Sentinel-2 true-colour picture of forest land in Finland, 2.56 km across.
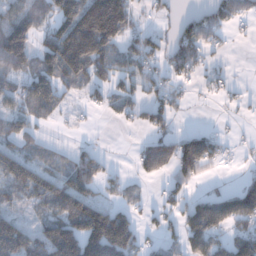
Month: December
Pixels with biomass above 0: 59%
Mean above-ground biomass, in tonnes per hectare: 71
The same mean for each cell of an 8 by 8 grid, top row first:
87 61 178 233 19 25 45 44
132 119 226 111 74 69 43 2
64 123 86 77 69 38 22 6
64 53 10 31 44 33 1 9
61 31 18 1 45 94 77 8
116 80 131 29 36 60 19 14
43 85 105 63 22 48 136 136
148 122 114 184 40 38 121 113
